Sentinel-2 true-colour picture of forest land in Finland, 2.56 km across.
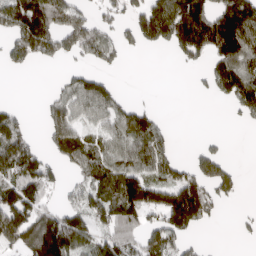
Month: April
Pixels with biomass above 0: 56%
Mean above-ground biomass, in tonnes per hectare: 87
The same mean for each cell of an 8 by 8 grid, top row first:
164 196 90 55 116 173 142 180
111 112 96 72 38 63 122 137
0 6 72 32 0 0 47 167
48 72 80 91 71 0 0 64
149 53 112 78 110 27 19 0
138 90 56 113 100 76 119 33
148 74 103 151 151 218 85 10
95 211 107 125 115 95 9 8
